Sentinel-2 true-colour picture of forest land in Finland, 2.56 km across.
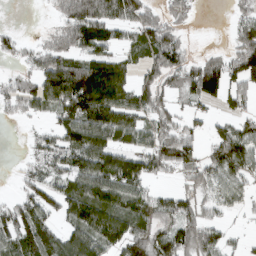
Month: March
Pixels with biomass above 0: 71%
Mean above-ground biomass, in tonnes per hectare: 65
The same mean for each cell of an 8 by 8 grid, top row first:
0 8 123 93 65 40 0 30
28 54 73 53 63 75 8 78
36 132 151 108 43 42 135 67
29 52 115 116 69 42 18 39
1 45 112 88 57 93 37 89
13 57 88 120 81 28 64 51
56 60 113 103 82 69 41 27
77 86 87 95 95 96 82 14
